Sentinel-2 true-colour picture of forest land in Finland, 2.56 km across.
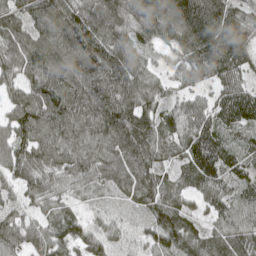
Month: May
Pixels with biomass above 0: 95%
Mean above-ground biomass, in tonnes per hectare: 87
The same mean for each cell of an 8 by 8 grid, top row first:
83 112 112 98 120 118 116 83
103 126 122 101 62 58 101 95
68 113 109 104 70 37 47 70
77 111 108 108 85 68 77 112
99 104 93 88 112 89 128 67
82 78 66 66 98 68 113 80
62 53 28 30 55 93 56 98
98 117 70 60 44 97 86 104
